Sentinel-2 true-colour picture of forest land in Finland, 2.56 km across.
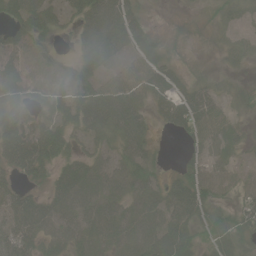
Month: June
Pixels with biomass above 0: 76%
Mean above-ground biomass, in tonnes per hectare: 42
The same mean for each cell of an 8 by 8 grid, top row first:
53 44 38 54 22 4 11 16
43 18 37 67 53 13 10 19
53 18 42 38 53 39 17 14
52 42 58 67 35 69 59 18
78 92 26 36 45 6 45 21
37 40 72 53 47 31 45 27
65 53 49 43 53 65 37 29
58 47 44 46 58 71 34 35
